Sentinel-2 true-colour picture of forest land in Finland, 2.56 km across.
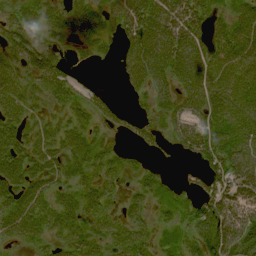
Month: August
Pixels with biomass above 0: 78%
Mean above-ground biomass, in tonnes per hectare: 47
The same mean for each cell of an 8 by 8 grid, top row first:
42 47 46 46 74 76 44 48
46 36 19 22 78 75 53 70
51 56 18 2 51 48 64 55
56 35 40 32 19 44 54 56
59 57 59 26 21 28 66 59
61 50 47 42 32 12 53 63
57 52 55 29 33 32 61 70
28 34 52 46 37 32 79 91
